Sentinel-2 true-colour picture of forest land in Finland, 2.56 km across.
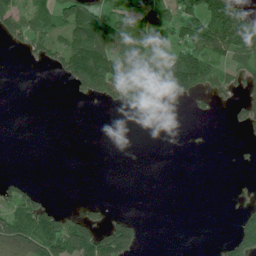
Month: July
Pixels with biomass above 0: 38%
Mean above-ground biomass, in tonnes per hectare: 46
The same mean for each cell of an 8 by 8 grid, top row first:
65 89 121 69 78 77 103 69
13 80 134 106 94 54 107 90
0 2 131 148 76 116 82 47
0 0 0 7 24 5 17 42
0 0 0 0 0 0 2 7
12 0 0 0 0 0 0 1
80 55 21 8 0 0 0 21
103 162 156 149 23 0 1 97
